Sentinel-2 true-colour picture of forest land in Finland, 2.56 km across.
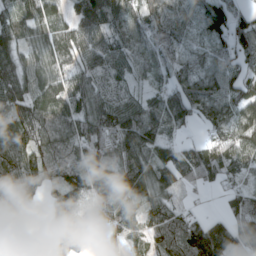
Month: April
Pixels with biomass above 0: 86%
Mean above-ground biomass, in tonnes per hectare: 89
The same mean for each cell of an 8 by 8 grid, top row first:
102 92 90 117 74 67 104 49
88 91 111 97 83 74 58 82
119 105 87 82 39 85 88 90
108 116 109 116 99 117 72 105
113 110 114 121 128 68 58 88
99 88 124 128 123 100 57 54
60 82 65 112 81 66 6 81
60 41 65 58 55 87 200 82
